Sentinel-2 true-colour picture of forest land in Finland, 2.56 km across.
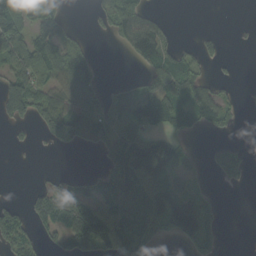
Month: September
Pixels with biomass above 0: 52%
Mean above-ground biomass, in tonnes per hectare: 55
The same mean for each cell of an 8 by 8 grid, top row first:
123 68 1 71 62 1 0 0
109 92 49 7 96 38 30 4
81 69 116 9 48 98 31 8
77 97 125 95 125 91 71 20
14 37 75 102 85 54 11 13
0 11 23 96 98 61 15 12
25 84 92 105 119 75 35 0
55 30 84 75 63 32 41 0
